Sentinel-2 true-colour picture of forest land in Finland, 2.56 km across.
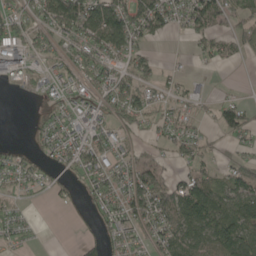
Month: May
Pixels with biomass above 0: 60%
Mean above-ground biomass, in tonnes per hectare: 43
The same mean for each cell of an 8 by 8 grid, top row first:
56 61 113 104 82 49 72 49
66 38 60 79 31 1 31 30
18 24 44 54 39 18 9 1
0 25 34 44 51 29 10 56
8 32 54 42 17 36 20 24
38 22 37 48 75 27 49 48
20 5 13 48 76 87 104 82
18 1 15 24 30 66 80 95
